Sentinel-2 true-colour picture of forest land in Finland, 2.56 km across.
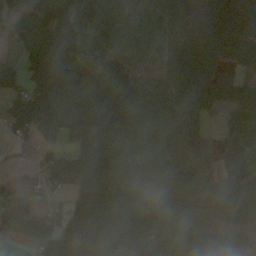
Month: October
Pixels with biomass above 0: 83%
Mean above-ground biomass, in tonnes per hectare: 66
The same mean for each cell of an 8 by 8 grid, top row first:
94 90 55 40 52 72 45 93
35 79 43 39 54 52 58 60
86 101 66 63 47 78 117 66
75 147 84 105 71 88 60 71
28 54 86 77 82 40 78 39
12 78 139 99 44 60 63 68
70 31 52 77 36 20 40 97
20 77 90 86 57 38 64 25
